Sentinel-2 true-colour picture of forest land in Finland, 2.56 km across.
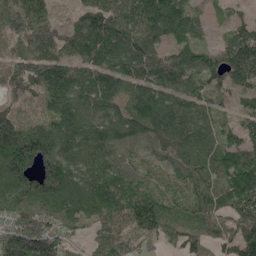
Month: May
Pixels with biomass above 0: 93%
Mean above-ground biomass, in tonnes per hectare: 133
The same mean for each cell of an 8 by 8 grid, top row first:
174 102 97 142 166 148 38 35
118 181 151 167 184 91 48 186
146 196 125 126 147 137 87 106
129 118 155 110 153 162 78 64
241 191 128 129 89 158 105 93
202 200 132 141 71 77 119 145
172 173 150 157 175 140 119 118
194 172 48 128 119 105 121 161
